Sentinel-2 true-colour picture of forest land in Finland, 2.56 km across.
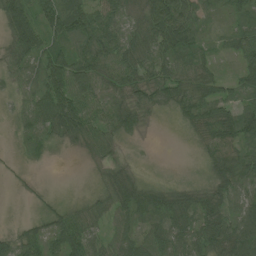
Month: July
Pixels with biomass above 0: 86%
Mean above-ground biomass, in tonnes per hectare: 49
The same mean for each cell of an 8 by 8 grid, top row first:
73 81 79 52 61 96 34 43
59 63 59 68 56 81 23 60
33 81 76 60 54 63 51 52
24 75 79 71 39 38 70 66
15 39 32 35 6 1 54 62
8 1 1 42 12 3 28 56
0 21 29 60 61 69 59 46
49 57 72 42 44 60 58 75
